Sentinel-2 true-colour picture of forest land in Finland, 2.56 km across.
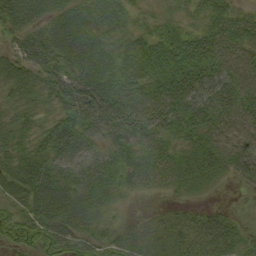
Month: September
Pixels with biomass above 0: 90%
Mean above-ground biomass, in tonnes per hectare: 42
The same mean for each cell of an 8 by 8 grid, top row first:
51 41 49 37 16 21 34 28
31 57 57 38 47 44 40 40
49 48 59 43 42 43 49 49
35 25 50 52 46 62 61 55
38 39 45 44 45 38 52 51
66 62 49 46 38 47 53 31
43 66 47 21 3 18 19 4
45 61 42 36 43 42 50 32
